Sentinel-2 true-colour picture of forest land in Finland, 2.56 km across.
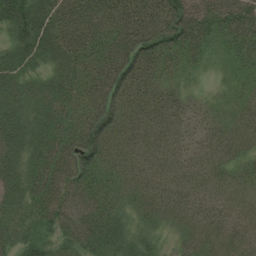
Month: August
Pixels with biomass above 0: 94%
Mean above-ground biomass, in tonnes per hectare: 44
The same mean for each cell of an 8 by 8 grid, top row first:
67 60 70 57 65 77 61 67
51 59 60 55 70 60 32 40
53 40 49 68 49 28 8 22
50 51 41 64 40 35 17 23
57 55 67 42 31 25 22 25
52 55 67 39 33 29 24 21
43 52 68 45 34 37 33 18
40 38 61 44 28 14 25 24
